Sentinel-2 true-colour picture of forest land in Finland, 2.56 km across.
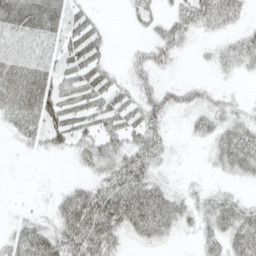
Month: April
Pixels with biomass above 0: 67%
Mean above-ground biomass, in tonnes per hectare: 31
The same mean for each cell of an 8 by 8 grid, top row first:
51 46 19 1 23 33 48 22
26 23 36 7 21 33 9 35
58 41 33 20 23 7 8 7
42 47 33 33 39 17 28 19
11 26 28 35 47 6 17 55
2 1 8 51 53 9 7 21
4 12 82 83 85 42 33 32
48 76 75 45 21 8 27 42
